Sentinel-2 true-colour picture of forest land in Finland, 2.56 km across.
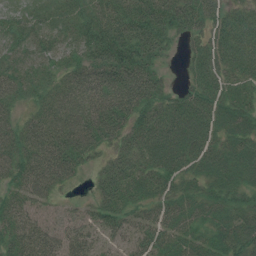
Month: July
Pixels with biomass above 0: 91%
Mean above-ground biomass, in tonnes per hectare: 52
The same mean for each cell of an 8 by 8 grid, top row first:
32 37 47 69 76 77 60 46
44 47 53 90 71 16 51 63
51 34 51 71 69 8 56 45
29 47 61 76 52 56 57 49
64 68 71 42 62 71 59 54
47 69 21 64 57 50 49 51
48 26 20 59 43 51 49 46
53 49 44 25 44 49 44 75
